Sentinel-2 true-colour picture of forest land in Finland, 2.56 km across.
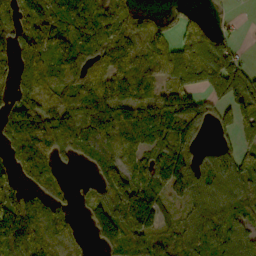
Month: October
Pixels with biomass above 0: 78%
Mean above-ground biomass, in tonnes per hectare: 94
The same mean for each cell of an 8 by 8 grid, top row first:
90 102 122 86 40 42 25 4
104 111 122 94 95 76 106 23
53 72 81 96 81 103 119 148
100 108 100 125 137 137 50 111
115 164 125 98 108 104 25 71
82 92 6 51 121 167 118 134
175 131 24 131 130 35 96 77
178 123 32 88 68 80 94 90
